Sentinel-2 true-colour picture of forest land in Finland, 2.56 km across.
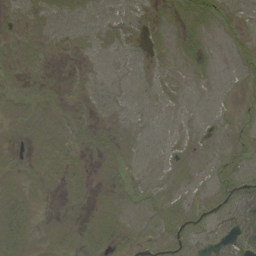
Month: September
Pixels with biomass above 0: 75%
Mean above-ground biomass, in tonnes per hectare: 7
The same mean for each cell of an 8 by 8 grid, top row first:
5 6 6 5 5 9 15 6
7 5 5 5 5 9 9 10
5 4 4 4 5 5 6 7
4 4 3 4 5 5 4 7
1 9 8 9 6 5 5 13
4 6 6 5 6 7 8 17
9 1 2 7 6 10 9 33
10 4 5 11 7 12 9 23
